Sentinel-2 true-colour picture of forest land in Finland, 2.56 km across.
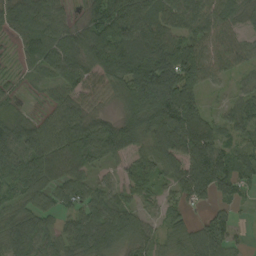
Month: September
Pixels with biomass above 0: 88%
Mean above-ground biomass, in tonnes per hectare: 85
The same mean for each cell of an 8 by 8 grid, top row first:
89 89 36 157 107 88 95 69
32 118 100 106 132 113 81 68
21 52 106 96 185 160 64 33
43 42 87 39 159 197 41 65
109 93 128 138 81 141 88 49
132 98 67 28 76 85 141 71
69 58 74 74 32 44 45 22
106 66 95 88 60 53 126 17
